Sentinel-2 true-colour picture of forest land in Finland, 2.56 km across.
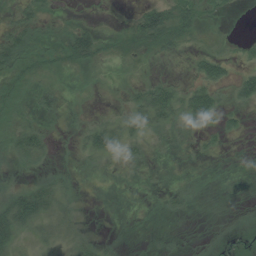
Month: July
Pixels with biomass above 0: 49%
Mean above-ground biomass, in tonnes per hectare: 19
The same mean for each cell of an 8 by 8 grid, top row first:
17 12 3 1 46 49 16 1
51 20 61 21 33 21 11 8
26 12 1 1 14 13 49 36
15 19 5 13 44 45 73 19
31 26 20 37 14 1 8 2
10 23 4 1 2 2 2 1
65 45 10 0 1 13 0 4
42 31 27 8 3 4 7 18
